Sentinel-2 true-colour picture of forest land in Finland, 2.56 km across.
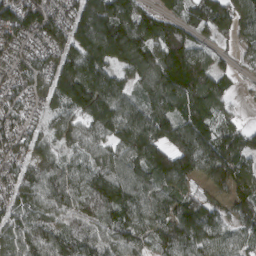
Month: March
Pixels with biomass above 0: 92%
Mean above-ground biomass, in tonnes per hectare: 115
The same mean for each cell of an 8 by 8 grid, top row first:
124 117 103 153 106 74 132 103
68 74 131 175 153 188 52 45
50 78 193 117 114 220 168 31
67 51 112 149 119 140 206 25
75 64 81 105 189 152 176 148
86 102 96 140 121 183 118 126
86 107 117 167 107 77 106 103
112 142 128 108 91 147 108 74
